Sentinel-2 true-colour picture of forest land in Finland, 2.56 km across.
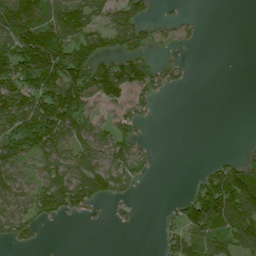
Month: July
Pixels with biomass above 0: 53%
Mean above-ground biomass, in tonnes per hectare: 66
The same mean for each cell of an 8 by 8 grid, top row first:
146 89 114 59 43 20 1 0
143 202 109 52 52 22 0 0
148 153 128 137 96 30 0 0
157 149 109 38 39 0 0 0
127 123 88 89 26 0 0 3
93 85 132 105 17 0 53 106
96 88 78 18 2 25 140 141
53 3 0 0 0 64 119 102
